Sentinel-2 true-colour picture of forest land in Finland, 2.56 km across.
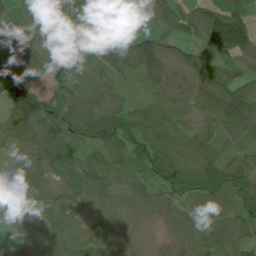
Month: July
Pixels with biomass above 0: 92%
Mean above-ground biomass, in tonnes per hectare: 72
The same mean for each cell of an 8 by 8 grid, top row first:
33 102 118 105 89 76 90 73
88 65 112 122 124 48 55 119
137 76 83 57 63 65 90 58
80 117 111 87 52 53 66 101
45 74 70 87 79 62 61 53
61 53 82 62 68 100 93 95
50 44 38 55 42 50 53 91
38 41 54 56 7 49 50 56
